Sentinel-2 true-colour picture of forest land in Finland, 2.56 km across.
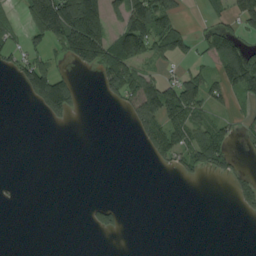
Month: August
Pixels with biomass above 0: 33%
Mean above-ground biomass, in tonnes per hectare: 45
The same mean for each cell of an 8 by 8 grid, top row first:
15 227 221 49 154 51 19 87
40 64 150 101 99 85 40 76
30 155 11 89 72 65 63 125
0 50 12 4 122 115 54 15
0 0 0 0 40 81 116 19
0 0 0 0 0 20 24 35
2 0 2 47 0 0 0 34
0 0 0 1 0 0 0 0
